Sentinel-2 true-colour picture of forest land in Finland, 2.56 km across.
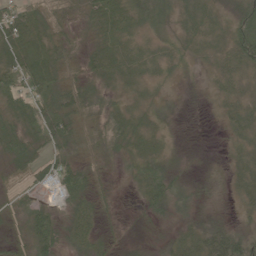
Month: June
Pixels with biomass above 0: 88%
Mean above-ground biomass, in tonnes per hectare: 26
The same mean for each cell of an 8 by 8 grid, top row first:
46 25 20 39 35 24 24 48
46 38 17 28 18 16 13 48
53 44 27 20 19 11 12 17
36 51 35 23 19 6 6 32
40 39 23 28 19 6 1 31
13 38 44 9 34 20 8 29
18 29 27 9 21 24 10 19
19 54 29 12 7 28 48 42
